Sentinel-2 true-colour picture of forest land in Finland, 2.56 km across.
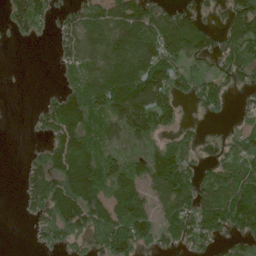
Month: June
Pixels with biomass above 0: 67%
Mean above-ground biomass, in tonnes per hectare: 78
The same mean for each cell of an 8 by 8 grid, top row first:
93 53 66 89 120 91 37 134
3 2 83 116 137 127 82 86
0 0 53 122 183 89 64 55
0 74 141 106 167 68 44 16
0 62 120 43 41 58 33 43
4 123 192 100 87 137 56 98
4 108 144 107 99 81 132 138
0 51 55 116 81 68 68 54
